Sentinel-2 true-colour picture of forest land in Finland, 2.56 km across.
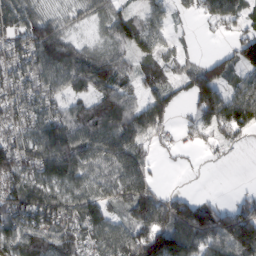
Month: February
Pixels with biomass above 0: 80%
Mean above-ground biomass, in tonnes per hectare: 83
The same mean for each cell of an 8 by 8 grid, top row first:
101 61 35 75 57 28 48 51
87 149 64 62 68 29 2 100
100 102 97 116 68 42 118 48
98 96 79 117 95 31 105 133
98 139 122 137 71 32 26 22
127 119 88 84 99 2 1 0
115 127 109 64 107 97 81 76
95 109 76 103 148 135 91 169
